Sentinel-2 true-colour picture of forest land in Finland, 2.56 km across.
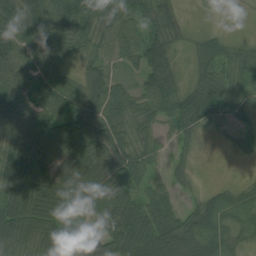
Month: August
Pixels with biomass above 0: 88%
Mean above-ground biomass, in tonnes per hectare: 60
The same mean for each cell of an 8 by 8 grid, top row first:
80 93 79 70 52 36 3 1
91 71 45 54 94 39 43 20
80 65 44 57 60 37 49 38
81 73 93 70 57 62 55 32
53 75 135 87 38 20 3 24
108 70 81 93 54 23 2 6
89 78 49 73 80 49 59 58
60 77 103 65 96 95 76 37
